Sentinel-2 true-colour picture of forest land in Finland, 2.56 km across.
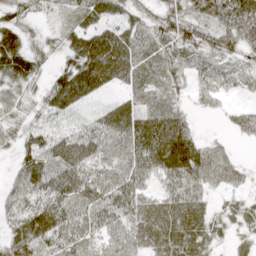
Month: April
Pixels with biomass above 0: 86%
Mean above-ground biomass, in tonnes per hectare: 47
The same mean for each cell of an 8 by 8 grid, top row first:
29 19 33 32 38 60 59 97
56 24 67 82 31 40 49 60
47 31 87 59 23 33 35 25
29 37 22 35 49 47 8 27
38 61 59 49 68 87 31 9
35 62 59 65 45 60 59 29
51 65 57 57 51 54 37 29
64 55 52 45 53 67 47 19
